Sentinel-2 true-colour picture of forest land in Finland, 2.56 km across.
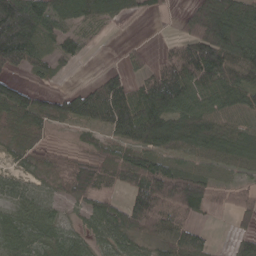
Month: April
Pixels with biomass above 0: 78%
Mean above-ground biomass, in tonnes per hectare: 67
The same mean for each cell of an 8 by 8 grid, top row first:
156 92 73 48 17 17 144 99
148 43 38 0 18 53 152 131
40 22 4 56 64 116 98 84
96 69 91 126 108 91 72 57
36 26 19 54 81 71 76 70
31 25 57 36 107 109 52 28
55 48 29 51 123 115 31 51
80 59 53 61 58 96 36 37
